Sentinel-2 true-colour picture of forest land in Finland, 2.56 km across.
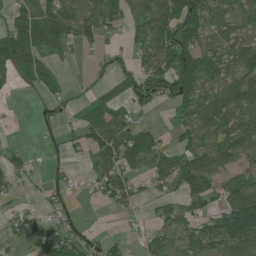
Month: July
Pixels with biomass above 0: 62%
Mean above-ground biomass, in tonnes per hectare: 53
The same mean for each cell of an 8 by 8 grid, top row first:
53 63 74 67 58 79 61 59
93 40 29 17 60 113 52 66
26 54 1 25 87 115 89 87
1 25 19 66 26 34 95 107
7 5 37 78 68 28 82 112
42 12 12 72 31 100 113 34
22 23 5 21 12 44 41 130
22 75 45 17 30 40 80 110
